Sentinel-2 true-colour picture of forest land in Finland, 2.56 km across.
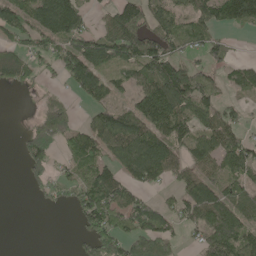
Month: May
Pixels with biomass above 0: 66%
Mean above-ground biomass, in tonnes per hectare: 83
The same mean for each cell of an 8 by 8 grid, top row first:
89 155 84 80 109 87 92 141
56 65 114 153 131 66 84 3
59 21 118 79 107 166 69 65
0 71 23 103 157 139 103 37
14 100 89 121 154 87 98 85
0 56 54 87 123 67 77 96
0 15 84 125 94 58 93 108
0 0 35 115 153 62 111 136
